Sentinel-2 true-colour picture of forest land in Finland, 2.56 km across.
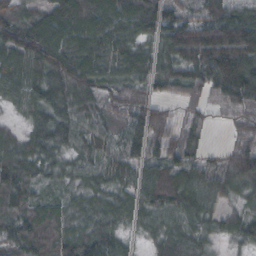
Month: October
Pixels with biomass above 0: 93%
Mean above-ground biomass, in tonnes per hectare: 77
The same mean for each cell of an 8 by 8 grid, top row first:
69 74 102 88 106 80 88 93
105 130 85 80 51 123 161 163
77 94 98 54 64 79 102 170
27 86 72 44 69 23 34 58
59 95 58 54 92 82 33 50
109 52 50 55 56 83 66 114
89 74 54 41 65 75 58 45
87 97 100 58 29 78 49 62
